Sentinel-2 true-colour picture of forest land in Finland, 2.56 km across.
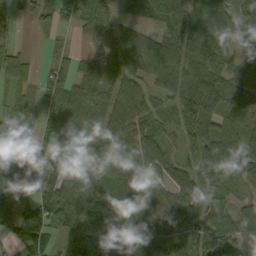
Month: September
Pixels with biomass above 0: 84%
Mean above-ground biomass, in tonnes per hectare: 71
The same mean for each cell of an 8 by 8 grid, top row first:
20 40 54 33 49 76 78 43
32 15 13 59 77 79 135 37
58 54 71 60 63 67 106 63
57 81 93 69 66 66 107 32
71 85 56 63 83 42 110 63
137 64 48 54 66 80 96 50
106 87 132 114 88 86 93 54
72 67 69 111 75 87 101 83
